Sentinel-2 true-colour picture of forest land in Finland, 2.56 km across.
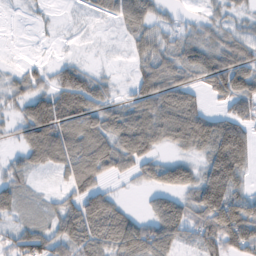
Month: February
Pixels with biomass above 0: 71%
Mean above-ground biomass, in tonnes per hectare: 54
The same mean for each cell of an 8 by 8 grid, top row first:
1 4 6 35 60 14 19 19
2 3 2 2 45 54 68 63
25 34 67 16 64 58 64 83
26 96 90 50 82 102 50 50
24 130 90 80 86 53 88 94
31 10 90 35 35 58 72 50
35 20 78 64 15 63 117 93
57 66 81 82 104 52 66 100
